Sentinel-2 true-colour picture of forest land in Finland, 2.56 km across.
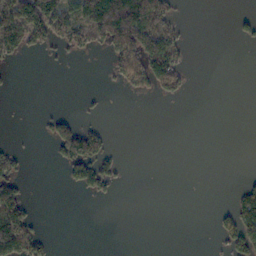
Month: November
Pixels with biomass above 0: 24%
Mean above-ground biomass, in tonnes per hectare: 35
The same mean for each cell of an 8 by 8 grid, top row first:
149 153 93 200 164 33 0 16
59 39 42 71 128 73 0 3
3 0 0 18 67 61 0 0
1 12 11 0 0 0 0 0
11 20 137 20 0 0 0 0
61 0 74 51 0 0 0 5
96 0 0 0 0 0 1 85
154 24 0 0 0 0 2 96
